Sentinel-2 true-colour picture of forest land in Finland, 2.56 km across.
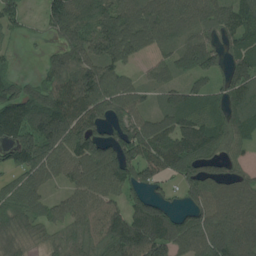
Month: July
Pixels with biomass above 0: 84%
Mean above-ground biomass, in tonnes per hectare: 93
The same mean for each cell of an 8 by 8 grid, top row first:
65 79 110 117 96 112 81 94
16 29 109 119 72 71 89 80
54 83 128 99 35 47 68 115
136 147 129 93 76 105 88 75
116 119 117 91 116 121 120 65
55 71 93 119 92 71 94 65
85 58 88 93 124 41 132 122
82 36 62 138 174 126 121 127
